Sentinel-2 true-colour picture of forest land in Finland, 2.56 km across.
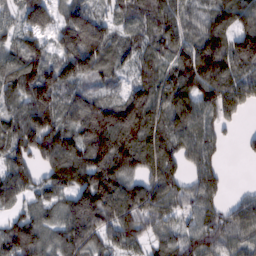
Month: February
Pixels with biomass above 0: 88%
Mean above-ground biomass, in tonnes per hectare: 115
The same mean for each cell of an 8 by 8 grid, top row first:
59 101 138 64 100 139 114 124
77 76 169 85 95 137 165 157
115 154 99 55 101 140 178 136
61 143 134 146 157 164 119 94
120 138 136 182 123 121 116 19
116 61 82 161 107 95 135 0
63 80 169 163 121 99 130 105
149 79 147 107 79 101 168 102
